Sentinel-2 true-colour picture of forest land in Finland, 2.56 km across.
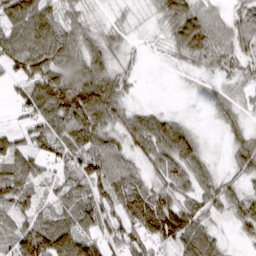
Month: March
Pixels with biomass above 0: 85%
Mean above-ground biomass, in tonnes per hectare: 70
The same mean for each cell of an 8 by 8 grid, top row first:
107 93 48 20 13 97 49 57
103 110 81 62 16 56 90 61
39 111 117 89 6 6 20 49
29 117 127 92 47 18 14 35
65 75 94 61 88 122 14 55
99 39 89 91 45 91 56 52
70 50 85 80 115 119 71 66
81 129 105 86 92 104 77 20
